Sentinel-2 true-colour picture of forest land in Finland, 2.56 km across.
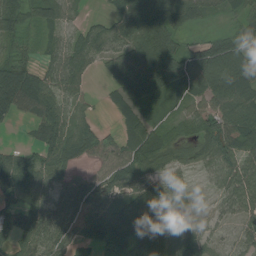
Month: August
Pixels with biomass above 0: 85%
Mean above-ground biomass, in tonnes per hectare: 64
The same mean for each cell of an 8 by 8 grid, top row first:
71 43 15 39 109 83 32 44
42 21 59 55 125 84 98 76
134 66 53 51 138 79 114 114
60 70 26 24 44 24 55 87
10 63 72 41 83 33 79 77
114 64 34 56 56 40 35 83
60 74 71 71 98 65 19 50
65 76 49 91 77 73 39 32
